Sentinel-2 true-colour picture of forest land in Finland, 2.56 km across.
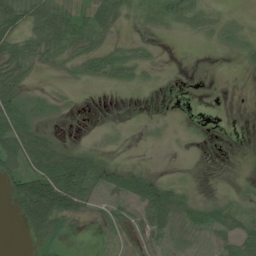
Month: July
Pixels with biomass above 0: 54%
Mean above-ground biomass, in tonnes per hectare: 28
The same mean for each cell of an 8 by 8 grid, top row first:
50 60 41 58 27 49 21 6
41 57 44 31 15 0 4 24
63 5 19 27 13 0 0 0
67 21 2 0 1 1 0 0
59 38 11 4 2 1 2 0
66 104 106 48 41 3 0 3
41 116 53 20 53 41 30 22
0 56 0 11 17 15 22 51
